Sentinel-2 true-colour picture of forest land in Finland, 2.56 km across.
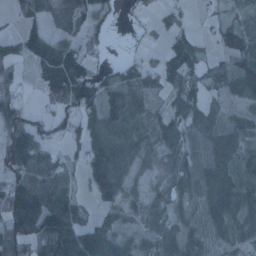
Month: January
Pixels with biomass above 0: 75%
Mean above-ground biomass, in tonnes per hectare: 62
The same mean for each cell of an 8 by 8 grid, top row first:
22 43 59 26 13 30 19 21
52 90 45 11 17 57 24 72
40 89 127 55 61 60 46 104
70 31 78 79 50 50 58 53
141 59 58 123 58 66 84 75
73 87 32 105 22 54 112 73
95 95 58 37 43 38 79 69
80 94 121 70 40 75 69 44
